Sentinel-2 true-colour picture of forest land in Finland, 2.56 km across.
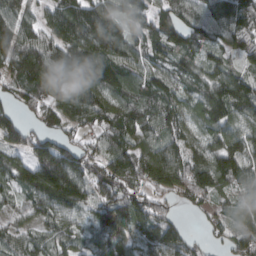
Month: March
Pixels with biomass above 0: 90%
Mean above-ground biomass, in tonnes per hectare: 102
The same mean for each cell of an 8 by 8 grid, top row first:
118 63 136 106 94 99 115 168
149 117 138 117 79 105 80 100
99 121 109 113 83 74 91 90
76 101 122 109 101 93 133 110
82 115 75 84 92 103 98 115
97 229 128 148 142 168 167 95
44 103 79 92 99 37 55 53
71 84 72 94 67 107 34 87
